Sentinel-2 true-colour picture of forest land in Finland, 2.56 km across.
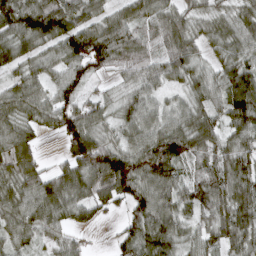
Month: April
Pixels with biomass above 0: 91%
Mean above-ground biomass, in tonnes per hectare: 81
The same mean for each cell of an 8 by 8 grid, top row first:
124 154 83 66 83 81 53 65
76 61 112 119 61 103 48 68
48 58 80 32 72 51 66 115
72 77 95 49 86 59 69 111
110 5 136 71 94 106 82 76
89 74 111 165 103 86 73 103
89 101 65 41 100 90 91 124
63 41 30 21 111 94 64 97
